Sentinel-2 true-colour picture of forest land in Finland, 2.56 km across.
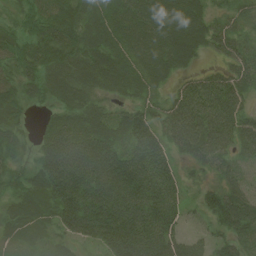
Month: July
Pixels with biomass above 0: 90%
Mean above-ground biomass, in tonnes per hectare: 72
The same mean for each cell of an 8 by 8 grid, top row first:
31 71 84 74 87 99 54 40
61 90 81 75 83 104 53 46
61 67 67 79 68 43 65 69
53 22 68 31 56 79 98 63
39 73 101 87 102 60 102 64
35 100 123 118 128 53 22 48
50 76 117 111 117 73 52 110
41 29 46 97 110 64 38 72
